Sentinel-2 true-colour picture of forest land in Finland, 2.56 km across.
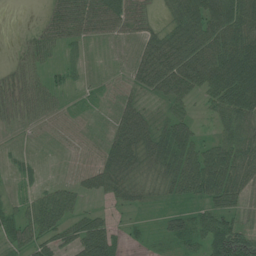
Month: July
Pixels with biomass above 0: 71%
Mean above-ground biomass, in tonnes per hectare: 42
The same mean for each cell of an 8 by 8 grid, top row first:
0 24 75 78 36 57 95 79
11 44 21 5 44 78 85 87
33 34 12 4 51 89 71 90
28 29 10 15 37 42 25 75
0 0 0 0 48 79 39 70
0 1 0 7 20 59 93 63
30 73 33 22 26 29 52 40
52 48 66 63 22 51 65 78
